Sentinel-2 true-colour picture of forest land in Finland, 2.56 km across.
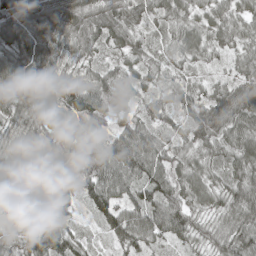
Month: May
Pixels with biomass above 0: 99%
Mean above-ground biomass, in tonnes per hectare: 72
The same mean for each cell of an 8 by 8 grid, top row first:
98 89 90 76 64 67 60 59
83 78 77 58 51 60 65 57
75 71 61 72 49 47 36 62
75 78 85 60 53 59 66 81
64 64 78 70 88 58 68 81
74 70 104 100 88 81 63 84
70 92 46 98 101 93 56 89
76 103 47 44 72 59 54 90
